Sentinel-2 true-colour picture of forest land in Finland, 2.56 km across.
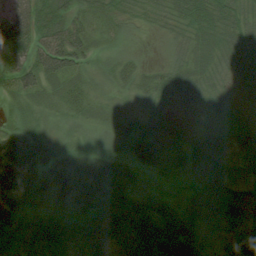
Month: August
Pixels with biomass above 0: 95%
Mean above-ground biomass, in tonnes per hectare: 42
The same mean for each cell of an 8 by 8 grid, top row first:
74 70 43 37 31 57 84 64
59 66 53 14 12 41 66 77
54 51 34 27 40 58 56 42
28 20 33 28 39 34 30 16
48 29 13 19 61 35 52 31
65 34 60 43 12 7 47 27
56 26 38 40 32 22 37 37
41 55 43 72 59 63 12 18
